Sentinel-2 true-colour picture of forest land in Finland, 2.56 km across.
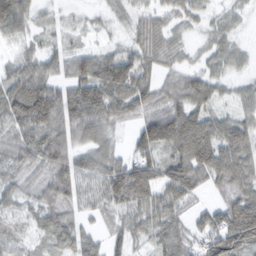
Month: February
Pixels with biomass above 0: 87%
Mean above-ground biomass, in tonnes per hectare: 61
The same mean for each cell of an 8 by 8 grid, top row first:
71 29 20 23 39 35 30 24
39 44 35 30 55 33 28 26
69 65 83 89 63 45 54 25
98 120 99 62 52 76 60 44
66 102 67 40 69 99 104 87
42 59 89 92 109 96 67 78
37 63 55 63 81 56 34 93
44 53 69 36 37 72 61 105
